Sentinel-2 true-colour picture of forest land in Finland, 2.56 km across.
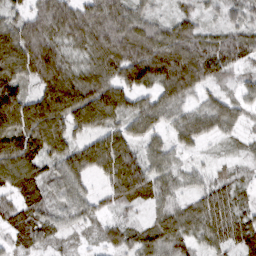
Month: March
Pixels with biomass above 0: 93%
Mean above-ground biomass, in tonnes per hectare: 74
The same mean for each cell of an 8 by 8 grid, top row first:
48 103 91 113 67 46 34 48
125 107 52 99 111 114 88 89
88 112 83 90 89 116 70 32
152 143 123 98 72 53 61 44
111 132 62 93 56 43 23 22
105 62 73 85 94 44 37 30
64 41 69 30 35 62 83 54
52 56 19 38 69 82 59 70
